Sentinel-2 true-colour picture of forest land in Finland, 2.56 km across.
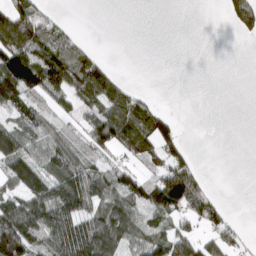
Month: March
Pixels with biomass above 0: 55%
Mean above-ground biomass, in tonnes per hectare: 62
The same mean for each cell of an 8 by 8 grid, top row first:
126 51 0 0 0 0 0 79
139 104 61 0 0 0 0 0
135 134 152 68 35 9 0 0
49 61 57 125 73 10 0 0
89 75 48 111 85 63 0 0
89 83 84 60 66 131 19 0
105 113 108 88 83 106 94 0
179 96 145 113 72 108 59 46
